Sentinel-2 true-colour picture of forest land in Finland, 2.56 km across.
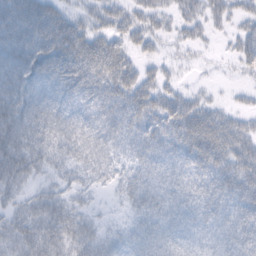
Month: February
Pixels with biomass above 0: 86%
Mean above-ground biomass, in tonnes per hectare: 52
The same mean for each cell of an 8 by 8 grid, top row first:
80 72 32 47 41 33 43 27
85 86 84 62 29 17 12 35
86 56 82 76 46 18 5 9
79 63 51 74 62 66 51 28
72 70 71 58 62 62 77 63
59 23 35 34 48 59 65 64
31 56 32 6 40 49 51 64
55 80 55 27 54 44 44 56
